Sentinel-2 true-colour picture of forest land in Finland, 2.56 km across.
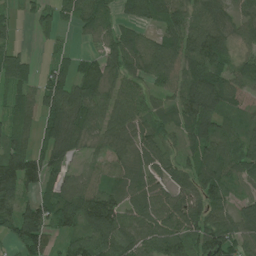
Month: July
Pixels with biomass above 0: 84%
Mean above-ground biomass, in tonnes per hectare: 71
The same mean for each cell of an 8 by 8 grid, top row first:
20 40 54 33 49 76 78 43
32 15 13 59 77 79 135 37
58 54 71 60 63 67 106 63
57 81 93 69 66 66 107 32
71 85 56 63 83 42 110 63
137 64 48 54 66 80 96 50
106 87 132 114 88 86 93 54
72 67 69 111 75 87 101 83
